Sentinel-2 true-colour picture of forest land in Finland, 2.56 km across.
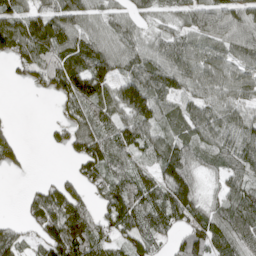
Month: April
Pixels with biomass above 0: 80%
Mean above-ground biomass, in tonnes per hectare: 79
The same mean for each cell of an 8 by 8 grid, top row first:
101 94 84 59 49 59 89 87
111 111 106 82 71 81 72 90
17 73 140 103 113 93 100 87
4 2 85 83 110 51 86 69
44 17 89 103 81 83 64 94
6 7 63 83 69 130 28 65
5 138 84 100 104 140 57 107
82 110 133 76 79 54 106 93
